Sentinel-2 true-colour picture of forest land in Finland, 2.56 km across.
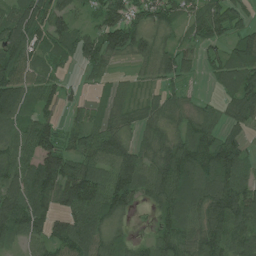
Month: July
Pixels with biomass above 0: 85%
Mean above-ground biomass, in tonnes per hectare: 86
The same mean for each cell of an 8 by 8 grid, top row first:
102 119 39 100 73 69 105 56
123 89 95 103 71 50 54 91
118 70 18 37 26 55 27 142
98 53 34 56 59 55 37 81
84 106 82 126 63 85 95 66
96 130 132 110 110 137 119 93
145 83 136 111 32 98 118 138
60 90 138 65 34 92 136 116
